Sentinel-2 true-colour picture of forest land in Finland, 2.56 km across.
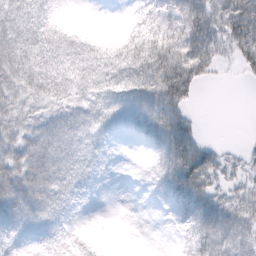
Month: February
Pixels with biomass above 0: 72%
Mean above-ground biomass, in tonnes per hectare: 38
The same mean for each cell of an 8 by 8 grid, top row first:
53 23 2 0 14 48 58 78
72 46 34 21 51 68 68 61
71 69 47 44 60 77 17 5
60 36 38 34 54 48 0 0
61 80 37 8 10 73 22 7
84 83 26 1 2 59 54 22
70 52 5 0 0 20 72 49
26 18 9 2 0 7 68 54
